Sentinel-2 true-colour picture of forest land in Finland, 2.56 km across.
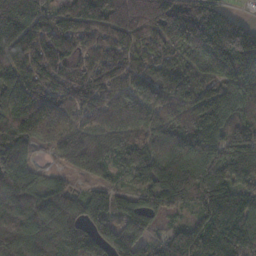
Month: November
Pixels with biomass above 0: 93%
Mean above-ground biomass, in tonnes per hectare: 132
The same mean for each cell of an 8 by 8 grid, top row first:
152 100 187 154 114 167 215 62
136 107 72 108 91 99 240 271
115 76 69 97 122 138 101 186
124 137 89 118 129 110 190 153
132 76 127 104 133 145 173 132
173 77 55 70 146 174 157 116
146 154 111 110 112 61 113 168
134 160 143 150 109 127 199 199
